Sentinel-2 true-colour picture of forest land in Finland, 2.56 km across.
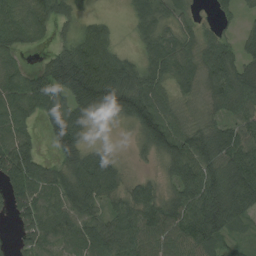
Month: August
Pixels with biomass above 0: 87%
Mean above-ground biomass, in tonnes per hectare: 80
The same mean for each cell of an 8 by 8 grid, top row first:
83 72 35 12 67 55 10 27
63 33 115 83 50 86 73 53
77 118 186 161 92 66 66 88
89 94 107 71 119 56 36 75
118 36 93 7 46 117 119 109
121 80 123 86 22 68 118 137
62 80 105 54 89 89 140 100
35 82 84 101 86 78 91 31
